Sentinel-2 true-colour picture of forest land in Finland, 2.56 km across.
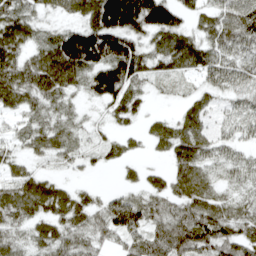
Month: April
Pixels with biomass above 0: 86%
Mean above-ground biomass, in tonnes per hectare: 55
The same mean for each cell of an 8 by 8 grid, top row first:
62 24 50 174 136 75 41 63
70 63 141 121 51 81 58 46
85 79 49 114 44 31 34 39
40 41 18 34 20 16 31 28
26 49 31 29 19 61 42 28
39 27 12 3 21 48 40 34
71 62 59 73 69 58 71 40
40 57 53 37 68 116 87 63
